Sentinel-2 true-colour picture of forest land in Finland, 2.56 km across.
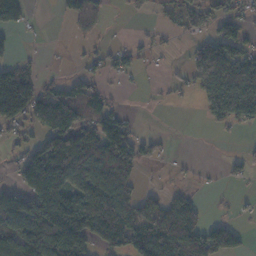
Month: November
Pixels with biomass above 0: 51%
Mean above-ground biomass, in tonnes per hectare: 74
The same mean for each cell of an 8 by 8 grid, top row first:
102 1 96 10 15 41 46 48
20 3 9 28 21 8 119 75
131 20 45 16 8 13 162 216
123 171 114 55 1 0 59 126
30 109 177 149 40 3 0 7
43 209 141 179 14 7 3 19
145 170 138 153 80 100 11 6
116 99 138 115 121 136 117 53
